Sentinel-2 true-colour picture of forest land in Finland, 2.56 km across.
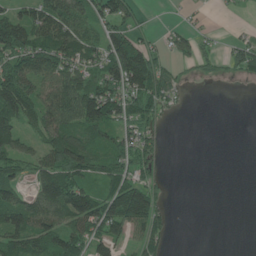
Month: June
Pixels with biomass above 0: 61%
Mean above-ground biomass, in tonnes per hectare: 59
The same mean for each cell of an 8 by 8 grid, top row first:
55 97 85 89 14 2 6 2
93 94 94 93 62 41 14 45
118 80 88 97 137 38 16 20
113 86 124 94 80 20 0 0
71 73 110 73 69 0 0 0
57 102 82 74 51 0 0 0
109 93 132 116 138 4 0 0
88 95 78 78 61 5 0 0
